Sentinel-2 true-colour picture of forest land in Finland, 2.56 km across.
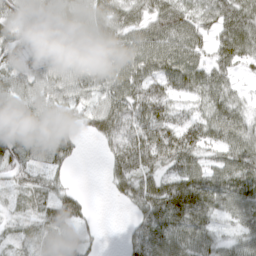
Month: April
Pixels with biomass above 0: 86%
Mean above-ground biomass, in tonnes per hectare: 65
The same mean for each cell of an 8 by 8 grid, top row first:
66 69 63 65 56 85 63 86
66 56 71 71 82 79 58 81
59 63 61 70 90 79 73 31
71 65 49 90 94 50 60 54
91 84 35 68 97 99 62 76
49 49 0 51 78 72 68 103
23 58 47 3 74 128 81 79
26 58 65 0 91 78 59 55
